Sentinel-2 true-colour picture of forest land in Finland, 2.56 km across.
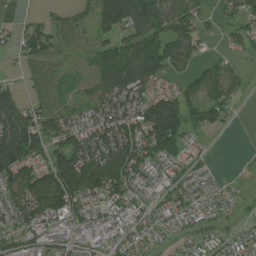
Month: July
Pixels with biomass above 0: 76%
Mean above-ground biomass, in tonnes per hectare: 75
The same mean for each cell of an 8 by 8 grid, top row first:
5 24 40 148 140 86 27 74
45 84 41 83 114 92 15 47
16 67 30 121 123 38 68 49
109 75 57 137 125 138 80 10
168 99 130 159 140 102 10 0
116 110 186 146 87 46 32 3
107 131 77 68 46 60 60 18
72 58 42 47 51 29 43 42
